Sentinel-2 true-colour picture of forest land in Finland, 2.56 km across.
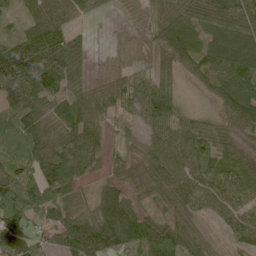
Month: June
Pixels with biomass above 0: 89%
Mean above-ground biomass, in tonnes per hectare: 70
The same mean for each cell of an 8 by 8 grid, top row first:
24 74 33 10 34 106 112 101
77 92 67 24 32 115 63 80
81 92 64 57 50 53 55 107
82 72 94 40 71 74 29 109
49 104 101 32 50 69 94 59
75 95 79 40 63 77 78 71
91 81 56 105 38 60 39 59
89 30 113 133 97 92 32 39
